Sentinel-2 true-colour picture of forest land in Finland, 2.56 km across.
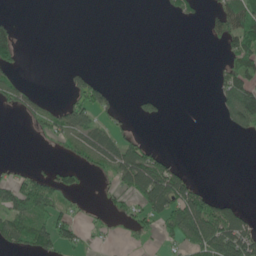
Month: June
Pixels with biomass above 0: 32%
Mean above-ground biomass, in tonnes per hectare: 29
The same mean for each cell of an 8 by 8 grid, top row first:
8 0 0 0 0 15 19 90
50 0 0 0 0 0 3 66
26 0 35 6 0 0 1 79
18 29 71 31 24 0 0 81
0 8 39 63 39 0 0 0
18 35 24 36 105 59 0 0
66 53 8 13 47 73 74 31
65 63 26 4 7 33 94 96
